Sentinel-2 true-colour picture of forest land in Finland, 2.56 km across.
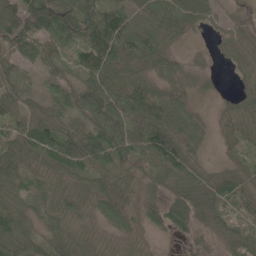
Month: May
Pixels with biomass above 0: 89%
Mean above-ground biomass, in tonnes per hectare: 61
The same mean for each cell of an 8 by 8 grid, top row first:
101 130 112 86 68 61 36 47
88 74 62 109 78 19 5 26
72 52 78 93 54 34 11 20
66 55 89 124 108 83 14 27
74 91 121 117 98 80 21 35
67 42 40 60 56 67 34 41
43 39 43 84 47 74 45 37
83 45 62 19 15 17 40 67
